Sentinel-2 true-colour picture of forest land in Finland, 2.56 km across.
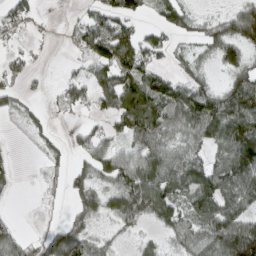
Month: March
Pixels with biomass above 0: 66%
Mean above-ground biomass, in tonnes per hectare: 55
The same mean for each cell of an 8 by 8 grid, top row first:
56 7 21 61 31 67 21 80
30 7 38 106 79 24 36 69
41 10 45 79 82 42 32 65
27 20 34 58 115 88 116 135
2 22 39 44 73 46 65 148
15 20 42 59 91 79 77 99
1 11 43 39 74 56 69 76
51 72 87 21 21 34 71 164
